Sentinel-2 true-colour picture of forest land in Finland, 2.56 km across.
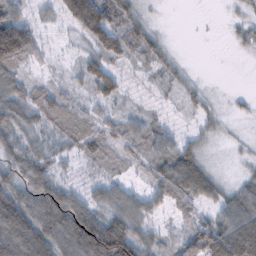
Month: February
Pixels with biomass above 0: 80%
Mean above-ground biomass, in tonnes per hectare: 52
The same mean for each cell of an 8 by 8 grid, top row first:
62 18 115 74 24 0 1 13
175 18 16 70 56 8 0 14
53 23 33 68 15 28 4 0
66 78 39 27 20 8 25 9
53 40 55 43 54 47 18 7
61 71 15 24 27 105 65 16
117 115 75 58 54 35 36 74
132 103 149 169 51 37 126 118
